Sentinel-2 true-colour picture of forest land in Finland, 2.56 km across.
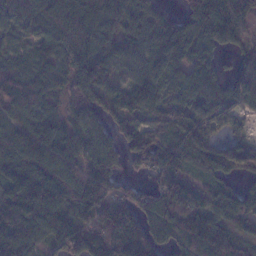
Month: January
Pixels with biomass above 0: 88%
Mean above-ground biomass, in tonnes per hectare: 100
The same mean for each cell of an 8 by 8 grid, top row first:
91 111 130 103 71 51 173 138
36 75 112 110 103 167 93 66
71 74 126 72 117 111 101 98
81 61 70 75 83 88 99 62
121 110 81 54 92 68 75 67
152 173 115 92 60 76 45 47
113 152 109 143 89 129 97 122
140 102 129 150 168 71 157 68
